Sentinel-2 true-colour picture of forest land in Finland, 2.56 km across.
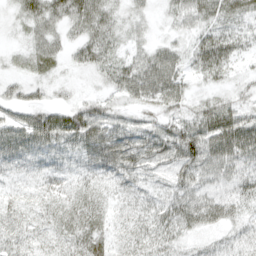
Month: April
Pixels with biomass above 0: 92%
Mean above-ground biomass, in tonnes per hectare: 38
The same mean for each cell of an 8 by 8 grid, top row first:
21 46 57 31 16 26 36 34
11 37 41 32 21 27 52 28
23 24 8 34 59 42 23 17
33 46 51 29 24 32 48 43
68 67 67 81 58 72 79 82
23 33 32 41 33 39 35 36
30 28 46 23 29 50 47 29
28 26 45 29 29 31 17 23
